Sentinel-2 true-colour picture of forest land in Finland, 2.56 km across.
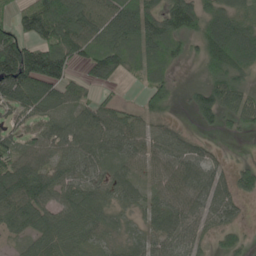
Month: May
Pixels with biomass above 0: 80%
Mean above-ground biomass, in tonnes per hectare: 66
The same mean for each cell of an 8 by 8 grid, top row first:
60 133 100 83 94 110 85 61
122 103 76 90 103 55 91 116
146 127 37 40 50 24 62 54
52 54 53 56 50 13 73 62
44 64 85 78 61 55 20 2
112 81 59 46 38 73 68 44
88 70 87 54 48 73 71 27
25 70 50 26 46 63 24 30
